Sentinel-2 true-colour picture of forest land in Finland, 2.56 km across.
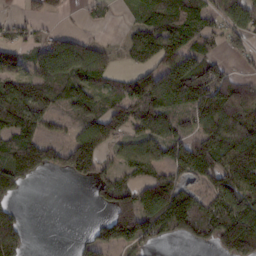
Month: February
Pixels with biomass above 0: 68%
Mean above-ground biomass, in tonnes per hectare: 92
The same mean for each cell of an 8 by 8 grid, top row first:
20 40 7 10 74 159 86 128
39 71 82 25 145 119 60 46
87 115 123 56 97 165 157 61
168 84 58 101 115 100 168 110
119 91 125 57 86 104 134 156
125 38 83 58 63 83 101 159
46 0 0 97 137 198 107 158
118 0 23 106 93 55 75 224
